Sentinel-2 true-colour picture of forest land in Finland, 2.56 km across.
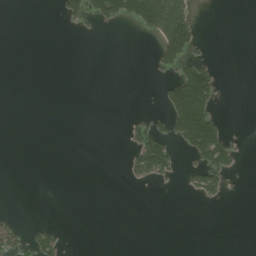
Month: July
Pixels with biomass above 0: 14%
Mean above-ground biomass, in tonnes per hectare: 23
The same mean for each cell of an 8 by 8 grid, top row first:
0 0 42 75 132 135 0 0
0 0 0 0 0 113 9 0
0 0 0 0 1 78 99 0
0 0 0 0 13 116 104 0
0 0 0 0 91 52 146 22
0 0 0 0 43 21 83 6
2 0 0 0 0 0 2 0
52 49 0 0 0 0 0 0
